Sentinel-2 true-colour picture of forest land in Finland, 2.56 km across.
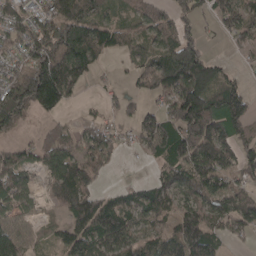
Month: April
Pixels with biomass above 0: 72%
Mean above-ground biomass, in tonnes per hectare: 90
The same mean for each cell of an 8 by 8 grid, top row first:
90 113 156 40 61 70 48 100
76 166 153 71 50 146 34 32
122 244 119 14 65 164 107 35
140 81 10 29 68 125 157 122
37 72 75 61 73 136 136 88
120 86 157 15 4 91 111 55
66 31 131 110 94 83 93 110
91 39 124 149 73 114 124 34
